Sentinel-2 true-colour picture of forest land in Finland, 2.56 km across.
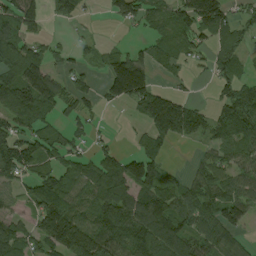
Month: August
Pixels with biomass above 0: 68%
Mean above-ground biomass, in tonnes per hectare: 83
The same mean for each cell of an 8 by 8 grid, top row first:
109 44 37 42 66 84 153 44
84 39 29 21 40 69 62 61
114 130 42 150 144 23 22 81
139 58 55 8 108 161 54 122
132 86 33 24 40 38 48 93
75 86 97 115 130 34 68 88
29 135 81 119 140 103 69 97
115 127 198 127 117 130 89 52
